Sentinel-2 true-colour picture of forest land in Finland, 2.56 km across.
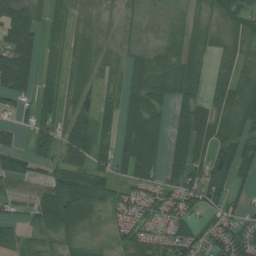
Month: July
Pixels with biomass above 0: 73%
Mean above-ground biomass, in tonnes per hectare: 58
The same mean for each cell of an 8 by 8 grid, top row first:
105 44 25 9 9 10 31 53
123 45 64 16 23 52 49 53
130 47 62 30 83 95 50 87
33 55 61 44 111 43 76 98
41 61 89 56 128 50 83 73
68 50 74 47 62 50 81 52
28 106 107 45 41 58 48 33
29 32 49 29 52 79 54 60
